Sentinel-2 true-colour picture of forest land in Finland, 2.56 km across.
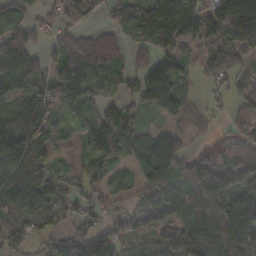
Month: November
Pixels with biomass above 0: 80%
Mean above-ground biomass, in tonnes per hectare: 91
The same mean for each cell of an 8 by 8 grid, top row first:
51 49 93 51 129 191 86 166
137 43 97 71 85 107 95 108
138 82 187 63 102 117 41 51
122 95 48 97 51 78 32 44
137 81 27 161 115 88 9 45
138 71 57 54 69 124 136 84
106 115 66 37 72 101 109 127
74 67 135 95 56 120 134 95
